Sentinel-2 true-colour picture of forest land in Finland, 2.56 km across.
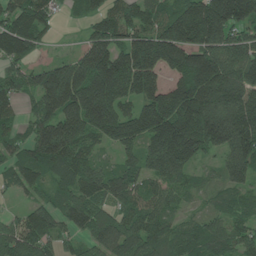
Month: June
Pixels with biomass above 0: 90%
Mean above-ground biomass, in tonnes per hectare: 126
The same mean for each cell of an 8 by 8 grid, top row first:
114 73 50 103 107 152 217 162
135 24 58 156 185 202 182 159
83 145 194 214 174 84 212 177
58 130 190 149 143 194 176 195
80 193 131 88 133 231 148 189
103 92 124 115 99 112 31 97
28 103 137 90 113 54 39 67
160 115 73 133 125 92 109 80
